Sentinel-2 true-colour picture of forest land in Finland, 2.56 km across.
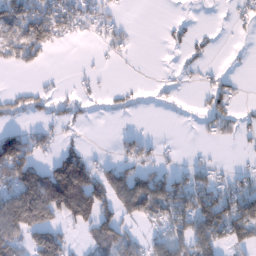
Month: January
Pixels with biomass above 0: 44%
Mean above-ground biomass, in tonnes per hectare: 53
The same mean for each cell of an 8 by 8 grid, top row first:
109 125 73 26 0 3 0 18
87 68 1 28 0 9 13 1
0 4 13 1 2 7 18 9
27 24 20 11 2 2 38 15
116 32 24 7 40 3 11 9
114 127 180 81 83 55 39 38
163 171 175 72 114 119 128 116
78 122 13 92 55 84 106 62
